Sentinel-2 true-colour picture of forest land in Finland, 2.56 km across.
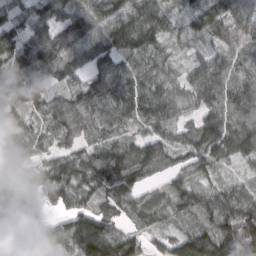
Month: March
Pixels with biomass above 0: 91%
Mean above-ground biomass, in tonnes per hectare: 84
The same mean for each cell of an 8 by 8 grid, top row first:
58 92 101 97 113 43 96 68
98 124 111 115 111 33 38 65
97 81 57 121 82 49 93 87
66 77 103 89 82 58 74 99
70 40 61 75 89 70 108 99
34 92 109 148 78 55 58 32
67 41 78 84 69 87 99 109
32 58 177 130 54 77 141 157
